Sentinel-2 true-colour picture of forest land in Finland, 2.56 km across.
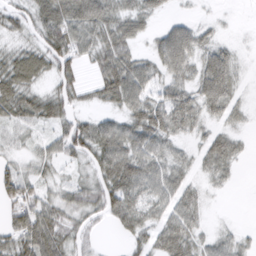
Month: March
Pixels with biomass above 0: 78%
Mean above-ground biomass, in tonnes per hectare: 41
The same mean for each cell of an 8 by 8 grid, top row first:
35 68 64 54 39 12 5 1
22 58 52 64 15 84 32 11
44 23 29 76 58 37 61 41
39 30 26 30 63 58 40 31
16 27 66 77 57 25 61 18
46 20 16 77 66 48 31 6
51 47 45 61 48 80 12 0
52 76 27 4 47 73 21 18
